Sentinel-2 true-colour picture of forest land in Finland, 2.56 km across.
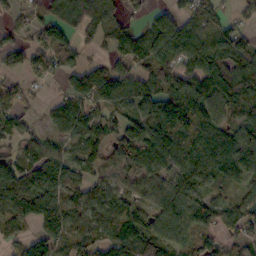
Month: October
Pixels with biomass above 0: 81%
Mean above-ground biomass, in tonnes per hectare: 98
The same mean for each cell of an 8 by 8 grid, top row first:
41 64 108 60 44 74 112 45
73 106 60 63 112 131 166 105
36 55 94 133 89 123 139 165
89 37 147 74 119 167 94 119
68 65 77 115 127 77 121 131
145 125 78 63 83 89 90 100
158 173 107 123 91 95 97 93
51 102 105 107 147 113 65 54
